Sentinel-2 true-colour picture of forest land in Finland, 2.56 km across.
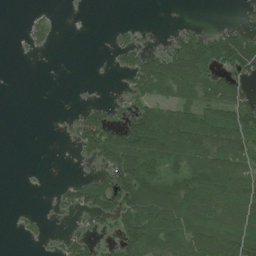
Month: July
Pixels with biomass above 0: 52%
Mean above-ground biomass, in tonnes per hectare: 60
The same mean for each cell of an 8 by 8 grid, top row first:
0 14 3 0 0 1 0 4
1 13 0 20 31 78 114 125
0 0 1 3 101 128 79 58
0 0 25 36 98 110 100 96
0 0 51 131 158 130 123 111
0 1 16 94 163 101 127 106
3 5 66 87 154 144 92 107
3 12 47 33 139 112 130 130
